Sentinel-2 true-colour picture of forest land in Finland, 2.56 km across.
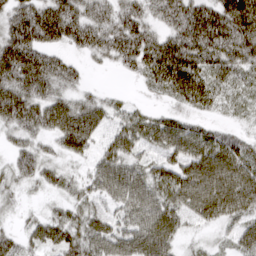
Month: March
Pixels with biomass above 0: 86%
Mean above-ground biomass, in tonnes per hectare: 67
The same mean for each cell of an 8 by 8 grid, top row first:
77 106 98 83 74 93 95 157
106 65 54 83 103 97 103 116
102 94 34 1 37 90 69 47
95 92 92 42 29 30 29 23
42 33 75 55 49 73 68 50
46 46 31 96 64 74 95 86
17 18 47 49 82 71 83 72
43 55 74 75 85 43 15 55
